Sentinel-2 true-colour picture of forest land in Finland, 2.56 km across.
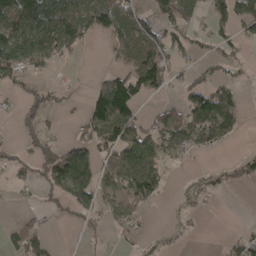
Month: April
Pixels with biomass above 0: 49%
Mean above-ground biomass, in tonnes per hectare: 57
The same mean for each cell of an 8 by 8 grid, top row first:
151 167 108 70 52 75 55 95
115 119 57 32 67 70 25 28
60 26 6 68 99 21 47 22
27 71 22 157 26 37 189 74
18 43 77 80 70 104 91 9
21 93 150 37 129 8 27 44
5 21 66 42 51 15 8 0
62 26 4 12 19 9 1 47
